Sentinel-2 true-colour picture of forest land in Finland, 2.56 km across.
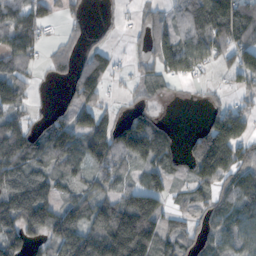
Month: November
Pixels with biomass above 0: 71%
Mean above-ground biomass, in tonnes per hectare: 82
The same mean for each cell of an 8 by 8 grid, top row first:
91 52 22 5 30 53 164 129
99 29 26 26 35 130 101 97
80 14 109 36 55 52 9 42
64 23 76 25 46 0 40 70
122 108 91 125 160 49 180 108
117 92 63 73 63 38 120 91
166 121 102 127 180 35 54 79
102 79 150 221 184 67 59 63
